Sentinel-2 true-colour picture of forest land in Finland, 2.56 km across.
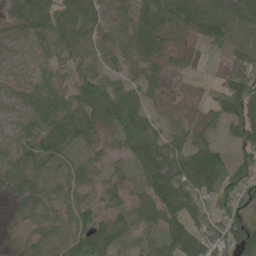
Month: June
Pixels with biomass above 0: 85%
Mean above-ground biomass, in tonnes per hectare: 56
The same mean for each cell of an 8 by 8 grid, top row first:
50 78 68 34 71 82 83 77
23 36 54 46 77 27 27 55
23 32 63 47 42 14 10 72
28 65 80 95 65 17 38 96
40 85 51 26 98 47 60 61
61 53 38 28 45 101 132 81
23 39 56 38 43 83 54 72
9 48 75 69 37 76 56 94
